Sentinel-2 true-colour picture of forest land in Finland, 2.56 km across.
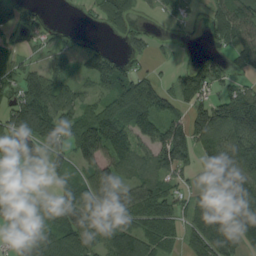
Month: August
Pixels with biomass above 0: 72%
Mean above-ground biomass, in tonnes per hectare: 81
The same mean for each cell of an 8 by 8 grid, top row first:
48 17 6 67 18 29 32 112
44 36 48 32 48 21 19 72
71 118 43 133 72 51 101 34
116 142 84 106 132 74 124 174
115 121 144 139 71 176 89 129
20 28 46 92 67 64 65 156
68 43 138 129 107 62 131 164
38 73 96 73 83 46 126 93
